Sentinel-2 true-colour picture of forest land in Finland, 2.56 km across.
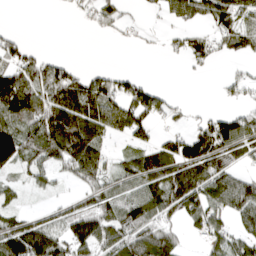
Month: April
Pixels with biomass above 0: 60%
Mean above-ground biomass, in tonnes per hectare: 70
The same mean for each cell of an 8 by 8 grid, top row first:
0 0 24 59 16 62 74 84
55 8 0 4 7 30 61 62
116 117 84 80 28 0 4 40
105 117 132 112 112 34 21 37
132 143 151 27 54 84 144 100
33 36 78 52 111 124 108 58
32 29 68 80 110 90 96 89
152 134 102 93 125 61 61 64
